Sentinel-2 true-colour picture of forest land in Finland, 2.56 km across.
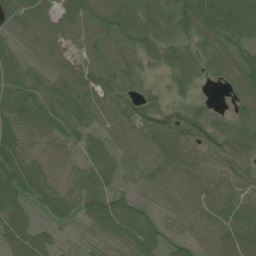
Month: June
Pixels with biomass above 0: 92%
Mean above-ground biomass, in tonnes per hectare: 57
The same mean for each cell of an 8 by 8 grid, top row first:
72 52 86 82 67 78 107 104
41 56 44 43 56 49 60 69
70 44 69 64 26 49 23 71
91 72 62 49 74 50 31 44
67 37 37 38 49 88 57 61
110 41 46 45 35 61 48 42
76 49 53 79 38 35 58 51
86 40 11 41 63 39 38 80
